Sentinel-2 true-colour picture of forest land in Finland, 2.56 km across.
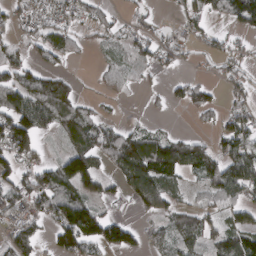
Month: March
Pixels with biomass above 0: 59%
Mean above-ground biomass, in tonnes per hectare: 56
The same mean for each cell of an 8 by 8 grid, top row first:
39 44 43 27 30 16 40 82
36 61 25 24 43 37 26 23
70 74 10 43 16 17 22 39
114 91 62 11 14 5 37 48
121 8 67 85 87 74 38 112
66 64 146 41 132 67 75 115
59 78 129 14 52 42 41 55
64 29 131 96 38 68 49 84
